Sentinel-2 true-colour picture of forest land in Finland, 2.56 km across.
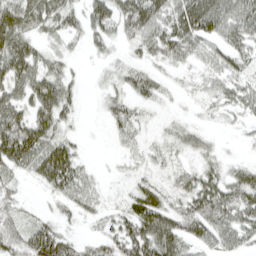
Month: April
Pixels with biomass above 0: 75%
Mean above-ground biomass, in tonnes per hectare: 40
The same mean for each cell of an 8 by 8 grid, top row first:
54 52 35 58 71 60 93 60
71 25 12 19 33 52 34 45
73 60 10 18 39 11 28 35
61 59 13 30 15 7 17 34
95 60 13 7 20 26 15 7
35 61 37 6 20 25 37 35
35 10 32 20 57 36 63 59
64 77 20 46 79 66 43 41
